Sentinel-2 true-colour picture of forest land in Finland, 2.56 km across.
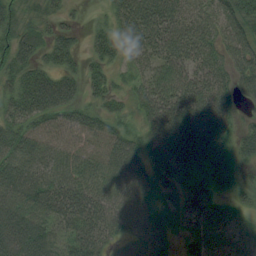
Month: August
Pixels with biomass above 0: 93%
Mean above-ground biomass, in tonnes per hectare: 63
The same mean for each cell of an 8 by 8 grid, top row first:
49 32 10 47 92 61 51 82
73 63 39 62 68 78 67 72
55 78 54 38 48 78 73 63
62 87 48 45 53 88 89 36
72 59 52 68 60 99 114 58
81 69 64 68 62 83 76 37
88 78 74 65 57 44 53 30
107 86 72 41 71 22 49 40
